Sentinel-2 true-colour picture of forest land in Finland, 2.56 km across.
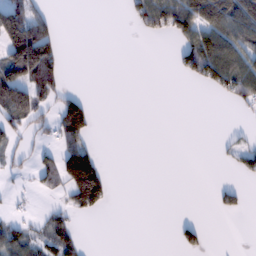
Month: February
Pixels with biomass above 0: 31%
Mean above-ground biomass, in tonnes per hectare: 43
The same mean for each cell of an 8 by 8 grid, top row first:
129 44 0 0 86 139 150 126
166 114 0 0 0 36 134 107
127 120 0 0 0 6 84 120
101 40 102 0 0 0 0 14
29 27 86 0 0 0 0 28
18 57 187 17 0 0 0 21
8 17 66 8 0 0 2 26
87 56 28 0 0 24 15 0
